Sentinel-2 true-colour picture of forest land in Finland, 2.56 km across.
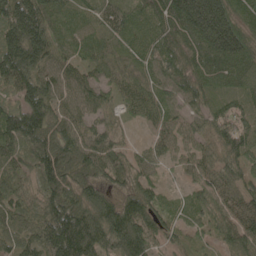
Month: May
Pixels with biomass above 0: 97%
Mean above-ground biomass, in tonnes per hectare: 74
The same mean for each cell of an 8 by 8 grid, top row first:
127 98 38 62 58 126 177 60
129 102 57 40 56 75 101 93
94 74 67 50 55 68 53 46
82 87 60 40 56 43 58 61
71 99 80 64 25 45 47 86
50 85 74 75 57 19 53 61
63 87 106 100 104 40 55 71
59 111 161 118 117 31 29 86
